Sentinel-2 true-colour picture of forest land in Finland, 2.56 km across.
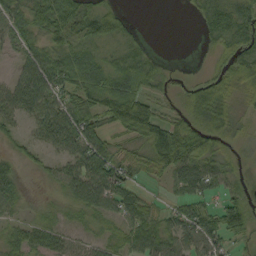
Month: September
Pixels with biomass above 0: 79%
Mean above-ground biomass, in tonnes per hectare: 45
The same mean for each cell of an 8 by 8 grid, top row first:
47 69 83 51 0 0 46 69
29 45 54 23 19 0 14 56
43 77 59 64 53 13 39 63
53 51 64 63 71 23 78 26
22 35 60 41 54 95 48 21
40 22 60 65 30 52 74 20
28 21 40 47 48 38 53 60
43 51 29 34 67 56 80 21
